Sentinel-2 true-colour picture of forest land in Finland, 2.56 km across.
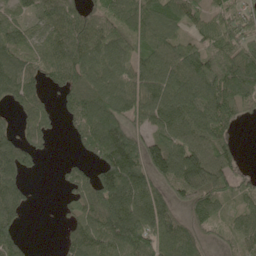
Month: May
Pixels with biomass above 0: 79%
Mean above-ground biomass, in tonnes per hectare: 82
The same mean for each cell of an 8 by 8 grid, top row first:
54 82 75 69 105 87 64 65
81 83 107 90 77 86 79 109
106 55 89 94 97 111 140 131
47 52 98 107 92 115 124 63
86 34 45 144 85 92 95 15
86 1 53 136 102 110 131 37
83 0 56 129 137 69 71 43
67 0 85 116 118 129 36 50
